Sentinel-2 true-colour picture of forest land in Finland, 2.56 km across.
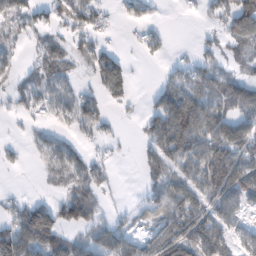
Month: February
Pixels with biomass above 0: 60%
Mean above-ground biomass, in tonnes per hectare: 62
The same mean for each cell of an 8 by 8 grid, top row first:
52 48 67 19 27 2 31 118
31 51 41 27 29 8 29 50
28 50 26 122 0 52 74 54
31 36 80 21 37 126 95 69
13 53 28 18 43 125 131 125
2 30 70 27 39 73 141 147
56 97 119 22 31 101 94 56
163 144 56 96 50 131 121 45
